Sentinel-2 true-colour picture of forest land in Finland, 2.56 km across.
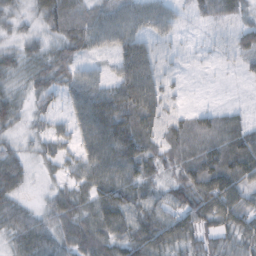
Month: October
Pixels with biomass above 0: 87%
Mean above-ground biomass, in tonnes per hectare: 47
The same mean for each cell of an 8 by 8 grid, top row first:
25 52 45 54 53 27 25 23
28 35 42 38 48 14 8 34
33 49 50 40 74 14 3 8
35 32 51 94 75 24 27 17
19 34 42 95 65 56 65 72
47 13 45 83 49 40 104 81
38 30 50 94 58 48 94 72
45 49 56 62 74 50 48 51
